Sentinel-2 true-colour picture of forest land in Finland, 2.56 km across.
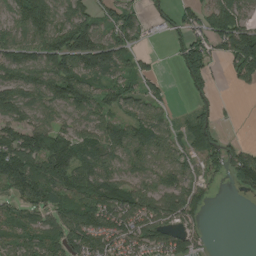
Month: August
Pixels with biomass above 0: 73%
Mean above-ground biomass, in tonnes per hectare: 80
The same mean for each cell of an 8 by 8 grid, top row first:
80 117 104 67 37 49 70 79
100 117 184 129 20 50 73 146
117 123 118 69 54 14 67 44
103 70 80 73 71 17 58 5
153 135 98 93 106 58 85 28
120 145 86 80 74 90 52 114
56 83 84 125 101 99 34 0
66 94 101 98 94 75 16 0
